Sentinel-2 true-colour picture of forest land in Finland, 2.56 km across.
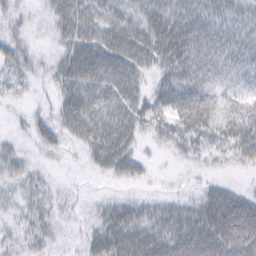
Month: February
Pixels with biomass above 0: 74%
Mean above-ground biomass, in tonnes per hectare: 29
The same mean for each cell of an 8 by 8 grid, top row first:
21 21 54 41 36 37 30 21
35 8 46 48 50 50 34 28
27 15 47 43 19 37 28 22
6 15 52 38 32 45 45 27
12 30 20 48 11 21 23 36
21 10 3 21 12 3 10 4
18 22 9 25 21 26 49 52
20 20 12 44 41 42 56 59
